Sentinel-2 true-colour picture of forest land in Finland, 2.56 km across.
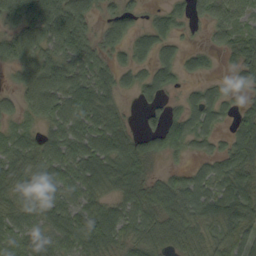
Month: September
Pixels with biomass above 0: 84%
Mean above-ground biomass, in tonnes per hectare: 69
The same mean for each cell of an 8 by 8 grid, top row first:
119 140 101 46 23 41 51 54
113 82 106 62 47 38 27 72
41 122 102 55 48 41 25 42
42 80 95 74 24 28 69 45
63 69 87 100 58 58 31 85
80 94 84 95 73 40 58 79
72 71 76 59 89 96 76 84
67 56 76 76 77 68 61 73
